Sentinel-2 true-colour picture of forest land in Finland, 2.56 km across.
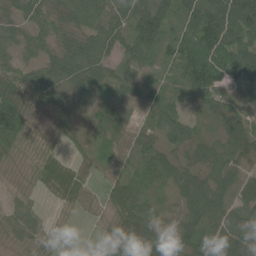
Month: June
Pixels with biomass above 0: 87%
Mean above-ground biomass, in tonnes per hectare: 49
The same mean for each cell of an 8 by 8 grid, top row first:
45 69 81 58 90 73 94 93
43 52 87 64 72 53 101 83
66 76 74 43 38 35 101 46
97 26 27 31 23 48 29 33
44 8 22 25 36 41 47 62
5 38 27 18 61 57 57 40
12 5 8 32 55 34 79 63
7 11 1 26 73 61 63 79
